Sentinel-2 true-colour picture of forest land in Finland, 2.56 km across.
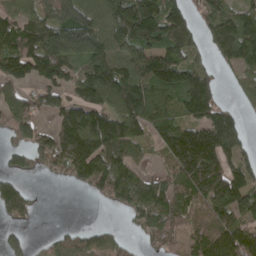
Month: April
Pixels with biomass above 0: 75%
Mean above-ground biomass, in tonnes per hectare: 117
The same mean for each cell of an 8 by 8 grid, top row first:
84 89 155 149 243 129 97 108
159 212 210 134 148 129 57 171
138 136 128 184 154 171 117 64
140 89 148 137 167 86 126 42
80 134 232 162 71 184 230 116
68 29 88 144 54 94 184 108
100 0 0 33 100 96 109 141
45 30 93 58 45 76 115 144
